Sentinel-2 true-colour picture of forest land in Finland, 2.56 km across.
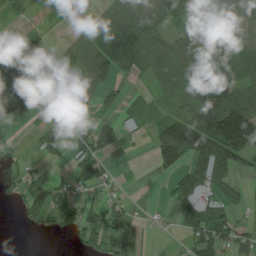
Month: July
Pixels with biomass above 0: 65%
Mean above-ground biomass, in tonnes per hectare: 73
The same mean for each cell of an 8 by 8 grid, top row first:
34 23 10 92 103 67 51 50
129 61 62 179 139 86 84 72
238 162 91 68 27 73 124 80
136 88 79 35 32 52 177 170
7 55 53 96 8 216 202 204
17 17 65 15 1 53 135 44
12 70 50 52 4 39 72 43
0 2 37 54 22 6 77 67
